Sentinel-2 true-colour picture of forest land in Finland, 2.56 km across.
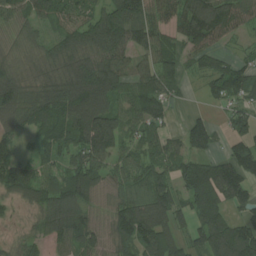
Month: July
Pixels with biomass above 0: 85%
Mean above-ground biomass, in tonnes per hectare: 101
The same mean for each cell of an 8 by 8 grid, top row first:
90 78 94 114 140 96 151 94
83 75 117 131 108 86 100 27
136 117 175 124 84 92 55 101
133 111 146 128 96 24 25 66
44 74 111 128 75 55 89 98
121 54 119 71 100 92 158 145
27 113 121 81 143 123 169 74
36 76 94 95 142 113 138 192
